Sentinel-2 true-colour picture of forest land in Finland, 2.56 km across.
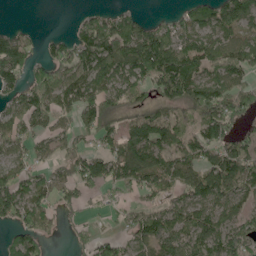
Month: May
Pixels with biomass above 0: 72%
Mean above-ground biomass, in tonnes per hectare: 85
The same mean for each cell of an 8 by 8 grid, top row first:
0 0 25 61 28 36 78 115
90 41 113 143 175 104 76 85
74 122 110 130 108 187 99 75
71 91 84 102 67 61 141 93
61 40 49 68 184 82 106 67
73 62 94 104 131 94 105 147
106 77 56 34 61 70 84 70
86 45 28 47 98 122 116 112
